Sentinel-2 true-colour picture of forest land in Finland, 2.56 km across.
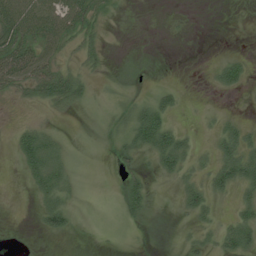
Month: July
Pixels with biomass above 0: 48%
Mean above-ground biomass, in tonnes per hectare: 20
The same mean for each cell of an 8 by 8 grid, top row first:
69 51 49 6 1 3 0 0
60 36 29 3 1 0 0 1
46 73 36 12 7 3 5 24
1 10 11 22 41 16 3 3
24 49 7 16 40 47 7 42
3 57 11 2 18 26 24 47
0 41 7 7 31 9 26 21
5 5 1 3 5 7 19 47
